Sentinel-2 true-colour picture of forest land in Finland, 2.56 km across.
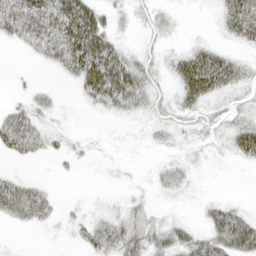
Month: April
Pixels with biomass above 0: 57%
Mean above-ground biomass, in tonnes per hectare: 27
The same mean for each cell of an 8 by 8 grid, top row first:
79 72 80 19 14 8 2 56
12 59 82 44 12 8 28 13
2 1 44 83 40 30 72 29
29 17 3 21 19 26 21 21
47 21 10 3 5 12 13 37
15 2 3 3 4 22 2 0
42 23 8 12 28 4 24 24
1 1 16 47 56 41 52 87
